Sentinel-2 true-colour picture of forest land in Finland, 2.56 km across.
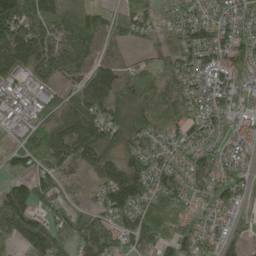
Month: May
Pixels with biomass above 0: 91%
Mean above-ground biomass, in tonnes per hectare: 105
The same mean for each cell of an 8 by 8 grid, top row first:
217 170 145 72 106 73 72 87
182 115 102 69 34 80 129 109
73 72 94 132 82 85 79 90
48 67 131 125 99 77 100 62
49 171 194 121 115 88 71 59
83 116 46 138 157 91 98 65
206 126 56 140 141 134 48 51
122 228 122 119 117 127 73 57
